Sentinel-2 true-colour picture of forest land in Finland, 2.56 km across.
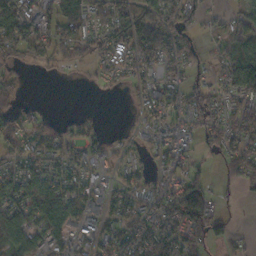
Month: October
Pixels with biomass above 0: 68%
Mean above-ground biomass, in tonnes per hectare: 60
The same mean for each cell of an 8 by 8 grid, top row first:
100 69 70 103 79 83 33 46
69 68 57 81 96 81 24 85
18 4 7 31 59 53 39 108
36 7 6 0 52 75 79 55
42 57 72 33 40 73 43 54
75 90 79 28 45 73 32 52
84 91 99 66 58 112 82 8
79 77 56 77 74 99 65 23
